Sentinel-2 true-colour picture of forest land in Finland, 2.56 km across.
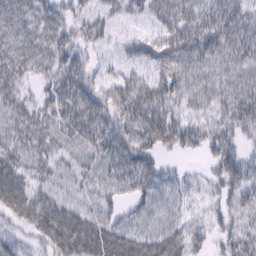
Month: February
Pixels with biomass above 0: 89%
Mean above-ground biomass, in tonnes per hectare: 37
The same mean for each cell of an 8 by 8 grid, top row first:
32 34 32 31 33 47 42 49
35 35 31 22 37 53 49 47
29 25 42 29 33 47 39 43
32 32 46 40 49 29 33 52
32 34 38 43 46 33 39 34
39 28 29 37 43 20 22 60
39 42 32 34 37 26 20 40
23 37 55 53 40 37 25 39
